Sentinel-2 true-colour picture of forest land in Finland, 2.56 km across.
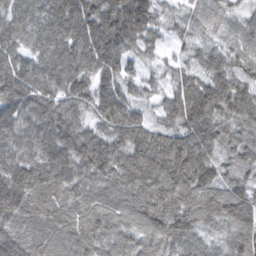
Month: February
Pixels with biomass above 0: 97%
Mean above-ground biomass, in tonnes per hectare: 119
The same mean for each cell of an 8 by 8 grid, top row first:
105 138 183 171 145 51 65 47
112 123 147 154 75 31 65 65
159 123 128 106 62 69 107 97
142 136 94 146 49 117 153 129
139 155 144 126 157 147 134 105
161 155 120 134 159 182 127 97
133 121 108 103 141 156 129 148
122 116 112 99 98 104 61 114
